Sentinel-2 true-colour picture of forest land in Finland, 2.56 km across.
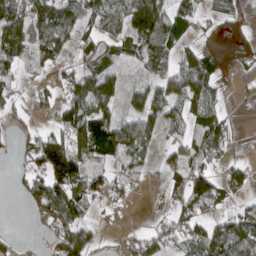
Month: April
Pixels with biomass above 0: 60%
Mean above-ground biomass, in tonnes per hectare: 52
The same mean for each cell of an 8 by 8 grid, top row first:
93 109 81 80 151 80 21 20
94 86 47 50 68 50 28 26
36 16 72 69 26 65 77 9
21 14 88 54 56 52 57 4
16 83 104 89 54 29 89 6
14 97 103 39 23 30 72 39
1 68 63 11 1 35 47 26
19 26 104 3 35 48 84 98
